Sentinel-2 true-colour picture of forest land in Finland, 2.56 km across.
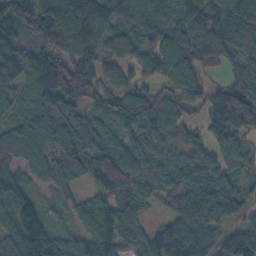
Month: October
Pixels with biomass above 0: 92%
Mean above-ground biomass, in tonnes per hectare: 81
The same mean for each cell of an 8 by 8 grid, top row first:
105 135 135 87 74 80 73 114
95 102 103 63 79 88 95 90
90 159 134 43 50 73 37 63
54 125 65 62 71 59 82 167
97 106 97 57 68 58 62 51
68 65 75 96 62 69 76 42
79 26 53 75 39 69 111 64
84 95 44 73 58 129 71 99
